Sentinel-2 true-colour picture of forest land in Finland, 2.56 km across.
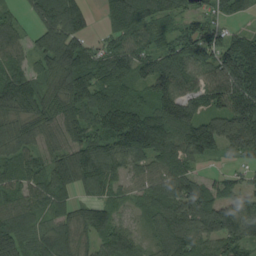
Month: August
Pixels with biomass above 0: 91%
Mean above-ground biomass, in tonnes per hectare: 104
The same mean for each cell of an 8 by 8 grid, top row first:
33 132 100 93 108 73 71 46
72 122 104 78 91 101 93 162
120 70 157 131 96 133 105 200
110 94 116 187 148 179 106 183
83 59 100 133 183 123 149 142
88 91 107 98 60 102 33 43
80 64 69 77 57 109 110 89
109 94 73 117 51 133 96 114
